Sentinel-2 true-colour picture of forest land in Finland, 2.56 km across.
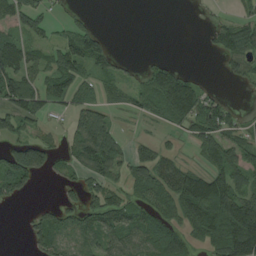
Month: August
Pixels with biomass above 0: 59%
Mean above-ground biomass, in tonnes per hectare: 57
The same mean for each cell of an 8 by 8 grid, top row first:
78 37 19 0 0 0 9 27
95 56 93 25 0 0 13 83
106 67 66 40 38 93 6 31
87 40 69 33 36 90 76 15
76 54 90 77 28 14 76 48
117 29 44 55 70 99 91 59
6 28 54 77 61 85 147 135
0 70 55 68 76 80 75 178
